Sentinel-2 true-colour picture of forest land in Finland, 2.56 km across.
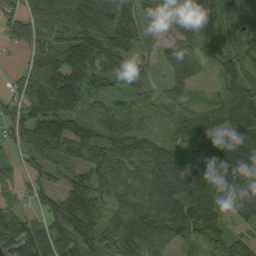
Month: September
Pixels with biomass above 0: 90%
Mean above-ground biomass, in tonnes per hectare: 110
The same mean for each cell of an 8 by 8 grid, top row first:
59 112 140 159 96 89 122 78
43 115 190 186 48 76 57 103
48 182 177 99 64 76 22 129
72 169 111 95 55 71 58 136
76 165 144 119 78 94 76 91
68 63 103 92 99 147 144 127
88 98 225 83 124 158 163 114
194 192 185 124 131 78 99 76
